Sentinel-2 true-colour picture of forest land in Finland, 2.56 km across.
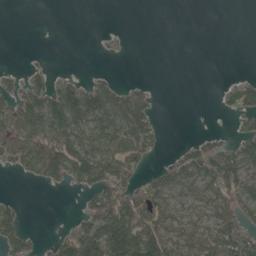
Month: May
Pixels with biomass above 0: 46%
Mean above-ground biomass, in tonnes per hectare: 42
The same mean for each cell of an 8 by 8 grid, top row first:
0 0 0 0 0 0 0 0
0 1 0 8 0 0 0 0
22 42 23 20 7 0 0 19
85 102 98 71 75 0 0 47
72 93 58 68 76 7 43 55
13 57 76 101 42 53 81 80
29 0 23 125 100 37 40 87
74 14 116 116 129 45 49 96
